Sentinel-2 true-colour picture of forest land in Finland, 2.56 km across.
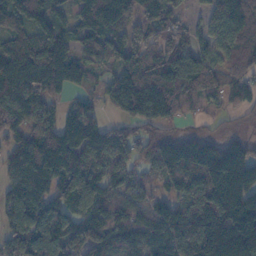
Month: November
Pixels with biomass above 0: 88%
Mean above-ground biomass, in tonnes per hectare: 113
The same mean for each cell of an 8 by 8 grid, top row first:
131 97 118 177 106 59 68 146
128 148 70 98 108 116 72 102
182 150 66 85 132 177 106 72
162 87 98 34 112 75 30 39
97 129 166 147 84 102 89 70
100 140 108 122 51 95 126 138
126 123 74 71 71 127 181 178
129 176 103 109 136 117 200 224
